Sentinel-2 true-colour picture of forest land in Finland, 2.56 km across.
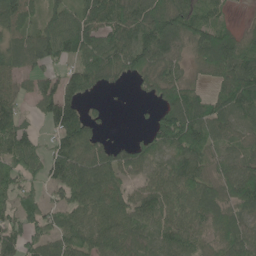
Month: June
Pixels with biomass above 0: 82%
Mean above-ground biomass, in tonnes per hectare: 81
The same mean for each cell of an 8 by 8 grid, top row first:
100 75 80 94 109 121 59 6
68 111 102 97 112 73 108 94
47 45 78 46 57 82 42 137
63 81 75 8 7 138 122 81
107 38 112 42 58 112 85 53
67 57 117 92 51 90 76 102
70 58 84 110 110 99 117 75
76 78 96 104 57 85 64 102
